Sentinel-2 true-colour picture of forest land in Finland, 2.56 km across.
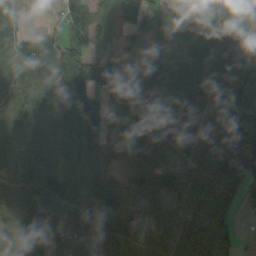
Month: September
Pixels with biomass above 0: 86%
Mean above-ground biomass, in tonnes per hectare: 71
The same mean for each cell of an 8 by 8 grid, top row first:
46 14 90 47 94 95 89 52
93 69 74 37 33 78 85 33
70 89 141 46 47 86 72 71
54 81 140 30 55 44 72 98
54 67 117 58 99 48 83 125
65 109 66 28 87 59 87 92
56 106 52 77 82 78 120 45
55 35 35 81 88 84 84 27
